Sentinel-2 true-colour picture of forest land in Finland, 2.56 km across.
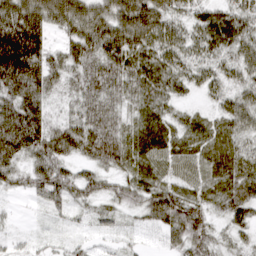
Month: March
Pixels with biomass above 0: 93%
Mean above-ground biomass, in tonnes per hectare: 57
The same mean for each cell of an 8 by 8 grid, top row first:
101 86 81 74 91 45 47 56
136 53 65 76 67 54 51 55
117 73 53 65 66 50 42 43
116 53 53 54 53 32 27 64
108 83 73 80 68 54 60 52
42 74 46 41 59 49 56 66
5 31 24 34 57 84 48 59
15 14 14 15 18 47 55 22
